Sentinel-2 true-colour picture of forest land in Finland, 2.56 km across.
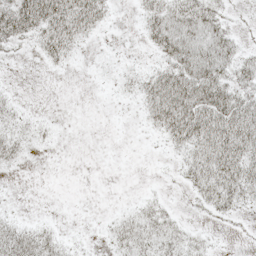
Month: May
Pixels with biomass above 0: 52%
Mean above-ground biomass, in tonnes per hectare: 21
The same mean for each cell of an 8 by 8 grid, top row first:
64 63 58 10 25 44 42 4
12 33 13 2 7 46 48 19
1 0 0 6 23 47 53 32
13 1 0 1 19 58 56 52
25 5 0 0 1 26 49 57
2 0 0 0 0 7 45 48
1 0 0 2 14 4 18 21
42 26 3 15 27 24 7 2
